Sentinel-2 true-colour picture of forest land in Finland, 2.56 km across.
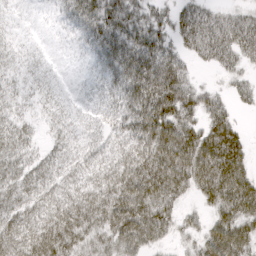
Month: April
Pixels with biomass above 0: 86%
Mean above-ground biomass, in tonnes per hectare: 57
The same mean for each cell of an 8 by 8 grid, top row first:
8 6 59 62 51 46 46 37
19 6 16 68 78 46 62 63
27 21 7 46 96 83 9 31
32 23 19 35 96 94 58 18
53 23 32 35 85 110 98 56
55 47 43 67 105 101 99 84
55 60 85 94 103 45 41 95
71 95 74 74 83 31 72 90
